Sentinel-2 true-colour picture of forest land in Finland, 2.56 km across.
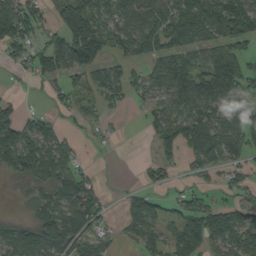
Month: September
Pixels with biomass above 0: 66%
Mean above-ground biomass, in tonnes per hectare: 63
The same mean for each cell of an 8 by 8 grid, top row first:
125 42 158 67 90 88 104 137
60 98 71 48 57 71 69 48
14 52 48 77 62 98 93 100
58 31 36 18 31 75 89 91
151 91 16 7 4 67 100 82
52 73 58 1 22 18 25 40
4 68 90 9 64 33 58 63
67 83 61 18 54 68 73 86
